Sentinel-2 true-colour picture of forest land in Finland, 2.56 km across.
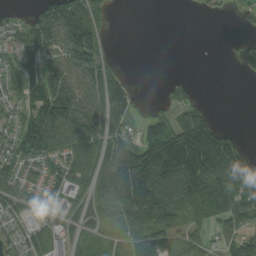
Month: September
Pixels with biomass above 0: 65%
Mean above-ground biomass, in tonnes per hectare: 81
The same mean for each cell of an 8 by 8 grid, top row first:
30 104 123 18 0 0 14 14
83 119 154 9 0 0 0 27
62 140 107 97 0 14 0 5
61 188 157 144 15 55 33 0
92 140 105 116 113 188 220 57
82 73 75 152 212 206 216 138
75 47 52 85 173 118 120 106
57 71 42 26 64 67 44 75
